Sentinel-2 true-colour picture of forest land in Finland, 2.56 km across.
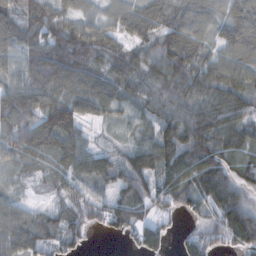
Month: November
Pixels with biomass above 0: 90%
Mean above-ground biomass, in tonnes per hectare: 83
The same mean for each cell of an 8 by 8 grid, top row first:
88 89 67 58 97 100 74 116
85 121 116 67 69 131 60 110
65 121 102 81 84 115 95 90
141 113 83 49 51 94 109 85
81 100 73 20 51 124 113 86
29 42 75 66 79 126 149 68
66 37 71 101 84 62 77 132
94 70 55 11 84 20 66 97
